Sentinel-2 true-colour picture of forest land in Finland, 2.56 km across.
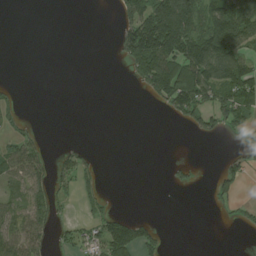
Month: August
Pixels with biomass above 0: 35%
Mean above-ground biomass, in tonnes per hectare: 47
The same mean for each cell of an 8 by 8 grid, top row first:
0 0 0 18 156 211 98 139
0 0 0 19 217 160 137 90
2 0 0 0 86 135 126 140
25 0 0 0 0 72 113 114
59 15 15 0 0 0 5 39
66 64 51 0 0 18 4 44
60 77 14 18 0 0 6 29
91 44 59 124 62 0 0 1
